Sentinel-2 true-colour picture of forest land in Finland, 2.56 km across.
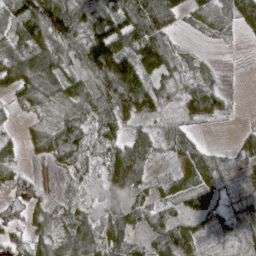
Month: March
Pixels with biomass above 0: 83%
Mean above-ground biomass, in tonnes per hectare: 55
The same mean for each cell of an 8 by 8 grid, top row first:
63 107 78 72 130 52 56 62
69 97 71 138 103 33 5 3
86 65 51 140 93 42 33 0
14 28 56 63 68 24 74 2
26 69 54 43 64 56 19 37
40 3 27 77 61 47 65 45
38 40 26 52 43 36 51 49
42 50 76 79 43 108 23 53
